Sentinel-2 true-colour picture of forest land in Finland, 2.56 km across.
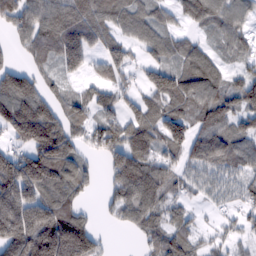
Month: February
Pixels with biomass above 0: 78%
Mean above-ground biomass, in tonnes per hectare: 94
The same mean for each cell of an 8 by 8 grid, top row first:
104 102 125 86 71 38 83 63
35 95 143 73 63 63 39 53
113 42 45 58 58 111 105 65
200 119 68 82 93 98 105 82
82 219 56 128 97 96 122 77
200 161 85 88 146 60 54 53
201 157 59 58 117 48 18 40
211 257 228 8 38 86 33 35
